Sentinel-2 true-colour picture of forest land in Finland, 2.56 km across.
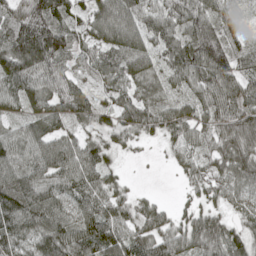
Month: May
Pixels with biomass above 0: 92%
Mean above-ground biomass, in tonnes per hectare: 77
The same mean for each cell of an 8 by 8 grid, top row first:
94 128 53 123 87 84 80 30
136 134 66 97 85 91 126 42
94 83 42 73 78 60 107 75
34 71 66 68 70 70 85 97
85 91 78 46 19 57 64 100
89 88 111 44 1 15 63 80
112 98 73 76 49 24 47 42
91 99 102 109 85 81 115 66
